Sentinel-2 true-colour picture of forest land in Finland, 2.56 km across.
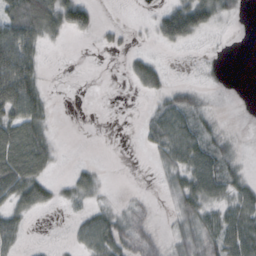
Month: October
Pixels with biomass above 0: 53%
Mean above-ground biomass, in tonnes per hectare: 28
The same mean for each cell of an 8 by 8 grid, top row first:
60 73 49 0 4 76 57 11
83 13 1 9 5 21 5 0
100 7 0 0 34 6 7 0
70 25 0 0 6 51 20 0
84 36 0 0 10 56 42 10
82 28 22 1 0 31 64 24
34 17 17 18 12 25 37 51
25 4 22 49 34 25 44 68
